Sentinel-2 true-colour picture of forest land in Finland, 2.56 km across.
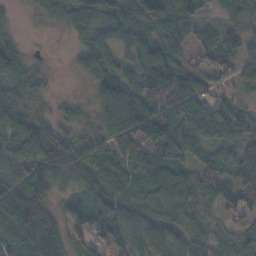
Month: November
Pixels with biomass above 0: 88%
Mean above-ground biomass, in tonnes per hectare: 71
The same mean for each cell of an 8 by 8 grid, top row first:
13 42 86 121 136 118 33 61
59 4 47 70 88 90 64 50
73 20 14 89 99 121 64 36
71 22 32 173 145 97 98 35
67 102 51 73 108 83 57 51
90 84 75 72 47 63 56 70
107 52 87 114 83 82 39 50
81 94 32 56 72 67 61 35
